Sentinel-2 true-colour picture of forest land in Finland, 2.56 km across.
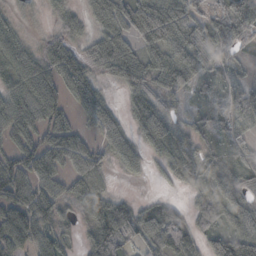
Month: October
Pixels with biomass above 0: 87%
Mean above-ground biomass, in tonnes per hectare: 58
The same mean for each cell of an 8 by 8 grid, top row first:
19 19 38 78 93 81 68 86
74 51 44 94 54 62 69 46
63 78 69 43 61 47 31 28
74 79 35 32 75 30 56 55
57 69 64 56 49 64 35 39
87 67 81 26 22 44 37 42
76 81 63 85 30 22 58 39
93 71 26 95 64 77 69 102
